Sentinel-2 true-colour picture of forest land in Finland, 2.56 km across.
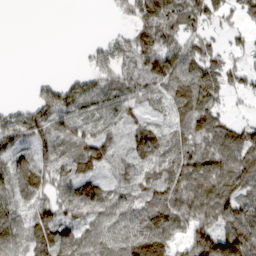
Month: March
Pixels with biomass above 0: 78%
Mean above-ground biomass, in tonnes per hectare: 77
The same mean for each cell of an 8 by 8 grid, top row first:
0 0 0 18 99 88 85 65
0 0 5 71 113 95 69 35
0 30 48 73 87 112 121 53
65 140 61 45 52 68 112 17
97 108 82 60 83 63 81 104
101 87 77 39 80 102 116 122
71 101 116 79 113 124 125 105
74 93 98 86 119 68 160 153
